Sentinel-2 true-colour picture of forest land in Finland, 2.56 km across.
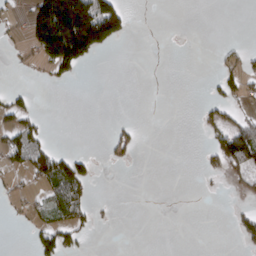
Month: March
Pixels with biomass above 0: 21%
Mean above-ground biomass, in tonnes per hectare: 35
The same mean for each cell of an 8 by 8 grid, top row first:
10 254 277 155 0 0 0 0
11 190 214 41 0 0 0 19
0 15 15 0 0 0 12 48
52 2 0 0 0 0 25 29
73 33 0 39 6 0 30 158
23 87 89 0 0 0 18 41
10 46 64 3 0 0 0 13
0 64 33 0 0 0 0 30
